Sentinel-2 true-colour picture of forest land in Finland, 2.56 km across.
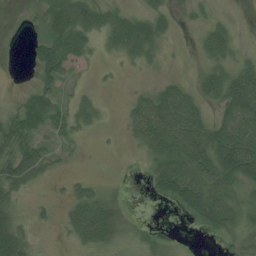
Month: July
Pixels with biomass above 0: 64%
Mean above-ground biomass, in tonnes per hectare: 40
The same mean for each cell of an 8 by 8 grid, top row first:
1 59 88 41 40 17 15 4
1 61 56 27 61 4 50 14
0 44 9 7 3 22 56 78
34 54 43 2 76 101 34 109
63 26 17 2 47 84 86 104
63 22 13 2 12 106 75 84
28 11 65 42 0 29 96 40
72 2 39 36 21 3 5 33
